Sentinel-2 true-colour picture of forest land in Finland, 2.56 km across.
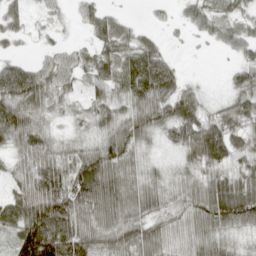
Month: April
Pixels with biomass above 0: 84%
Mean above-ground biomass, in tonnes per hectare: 52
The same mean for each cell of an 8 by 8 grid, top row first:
33 18 24 28 4 14 46 32
13 18 23 53 50 5 8 37
89 57 34 59 109 47 3 36
83 33 21 44 65 71 26 52
46 44 26 71 38 38 99 37
37 83 90 88 43 30 46 53
71 106 75 85 60 54 85 113
58 131 92 61 72 47 58 25
